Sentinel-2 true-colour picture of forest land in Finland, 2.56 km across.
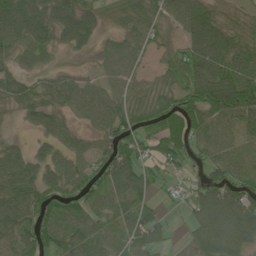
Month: June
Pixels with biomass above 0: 84%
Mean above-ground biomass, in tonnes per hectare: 66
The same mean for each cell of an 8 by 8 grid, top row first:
109 87 97 32 70 61 76 33
63 52 39 44 52 36 122 90
45 36 42 53 43 59 123 121
26 63 48 70 64 87 102 101
23 43 36 65 55 69 68 44
79 58 64 101 70 21 64 69
91 81 63 63 65 10 99 116
58 67 80 60 80 15 104 93
